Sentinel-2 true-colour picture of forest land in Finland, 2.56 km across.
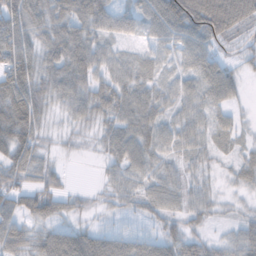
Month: November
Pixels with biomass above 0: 86%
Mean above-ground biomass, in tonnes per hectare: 49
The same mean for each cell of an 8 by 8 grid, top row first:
89 71 66 65 53 94 102 71
97 49 77 30 21 48 53 29
89 57 74 56 39 33 62 28
97 37 47 56 65 36 40 16
91 17 11 48 70 41 30 16
50 39 0 37 53 38 23 24
55 61 25 23 29 35 37 11
64 67 75 55 43 48 30 47
